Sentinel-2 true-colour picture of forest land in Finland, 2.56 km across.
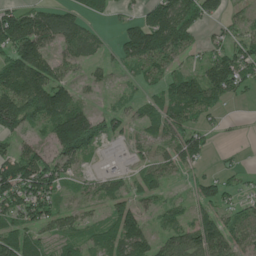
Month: June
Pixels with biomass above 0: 75%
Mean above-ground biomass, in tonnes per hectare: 68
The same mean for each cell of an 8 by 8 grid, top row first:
94 99 57 34 69 135 51 29
118 68 60 30 157 97 42 64
130 120 26 23 45 71 94 81
173 122 95 55 42 82 53 1
39 61 149 33 47 69 41 10
130 110 28 47 60 40 35 20
98 73 41 54 54 24 59 39
101 39 44 73 89 65 111 61
